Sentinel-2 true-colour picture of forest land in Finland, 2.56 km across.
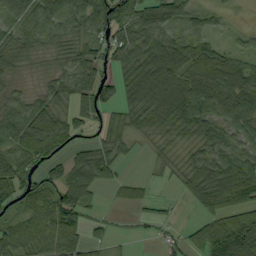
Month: September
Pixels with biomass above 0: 80%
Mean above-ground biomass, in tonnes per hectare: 64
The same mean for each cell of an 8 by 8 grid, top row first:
76 81 76 94 80 57 40 6
56 37 58 77 87 79 61 27
24 29 79 46 102 105 115 87
59 74 70 42 88 117 95 112
76 78 35 59 18 35 59 58
102 49 86 45 9 31 105 107
49 49 73 10 20 7 59 70
63 63 51 24 12 27 127 178
